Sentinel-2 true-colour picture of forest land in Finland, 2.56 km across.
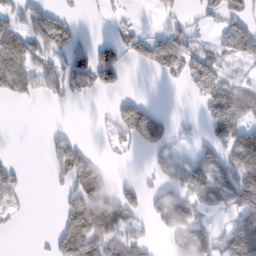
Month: February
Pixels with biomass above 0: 48%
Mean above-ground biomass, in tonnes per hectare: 53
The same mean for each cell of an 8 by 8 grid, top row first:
44 83 12 12 2 22 29 60
105 79 47 53 59 89 37 69
88 60 69 57 0 25 107 37
0 1 0 30 88 3 69 100
0 21 45 20 67 24 48 93
33 14 111 31 16 56 99 111
25 0 103 109 44 132 40 85
0 15 114 77 36 61 70 140
